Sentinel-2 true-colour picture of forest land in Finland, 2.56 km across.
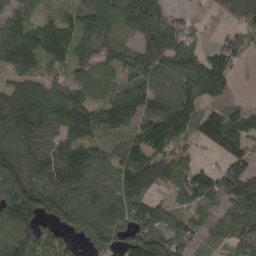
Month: April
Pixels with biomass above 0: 83%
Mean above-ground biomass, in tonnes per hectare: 106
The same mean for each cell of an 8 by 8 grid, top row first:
69 43 88 110 153 28 13 63
131 132 95 104 138 128 65 84
94 82 99 79 122 112 222 15
184 149 122 152 143 158 68 59
118 96 106 49 141 99 76 109
142 135 139 111 172 111 88 139
187 142 151 144 115 59 53 97
119 84 75 119 129 91 39 74
